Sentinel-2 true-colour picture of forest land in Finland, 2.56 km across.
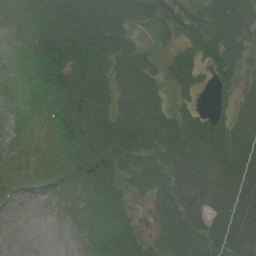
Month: July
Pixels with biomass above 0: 72%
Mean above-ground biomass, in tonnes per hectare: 51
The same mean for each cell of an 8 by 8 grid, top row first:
11 56 85 80 56 63 70 76
1 65 90 68 19 24 70 61
4 65 72 56 68 47 24 37
1 21 65 58 89 41 36 57
0 7 67 78 74 85 96 78
2 7 38 62 56 88 115 93
0 0 7 55 13 84 86 100
0 0 6 69 37 71 78 103
